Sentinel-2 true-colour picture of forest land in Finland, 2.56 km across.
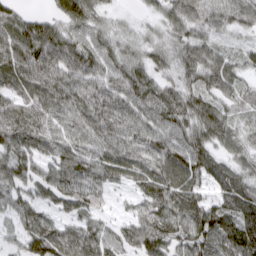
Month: March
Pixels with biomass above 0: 92%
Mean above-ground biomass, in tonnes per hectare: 70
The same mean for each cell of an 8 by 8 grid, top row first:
48 42 87 27 25 64 55 56
95 96 79 63 47 61 64 32
72 82 78 75 77 55 69 56
100 76 88 93 82 93 83 35
88 77 77 83 89 88 77 46
73 66 90 60 70 78 60 55
64 39 56 20 62 93 91 87
42 99 88 61 88 72 85 104
